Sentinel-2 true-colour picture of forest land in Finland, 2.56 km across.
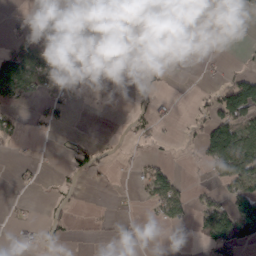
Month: March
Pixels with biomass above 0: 33%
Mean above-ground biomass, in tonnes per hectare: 32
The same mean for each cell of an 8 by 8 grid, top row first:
7 48 60 149 42 18 62 51
37 80 83 35 9 4 1 6
70 59 41 6 9 3 6 59
33 30 1 1 18 5 33 98
14 1 26 5 10 5 85 111
8 2 21 7 37 26 17 99
5 9 3 4 8 52 66 101
11 15 6 7 6 9 48 71
